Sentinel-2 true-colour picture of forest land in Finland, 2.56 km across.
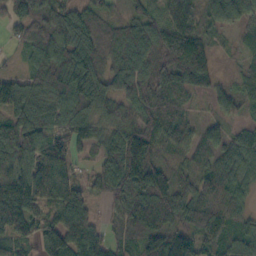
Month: October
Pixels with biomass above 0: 92%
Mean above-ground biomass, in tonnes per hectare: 81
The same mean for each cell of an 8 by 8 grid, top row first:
50 62 76 35 56 67 54 72
20 91 102 79 94 139 64 34
51 86 127 91 83 73 69 40
104 87 87 63 78 60 20 46
90 86 52 70 118 73 63 61
97 136 39 118 149 73 84 83
108 80 97 48 104 108 137 76
75 119 117 52 82 110 119 84
